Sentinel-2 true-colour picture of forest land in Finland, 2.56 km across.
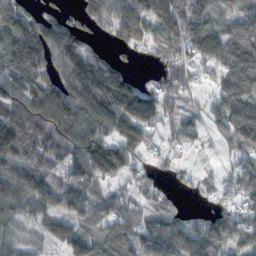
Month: November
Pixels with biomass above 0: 80%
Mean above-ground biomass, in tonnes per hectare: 85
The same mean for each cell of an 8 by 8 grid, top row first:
93 58 58 108 130 141 70 71
140 143 120 43 48 98 86 132
96 99 163 154 26 64 27 119
87 136 145 168 148 44 54 139
162 114 114 117 76 31 12 80
99 78 93 60 43 26 19 60
68 72 74 82 41 27 28 56
40 59 92 88 85 92 96 61
